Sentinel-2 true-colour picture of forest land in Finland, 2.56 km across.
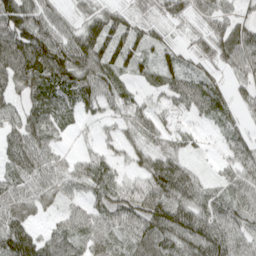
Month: April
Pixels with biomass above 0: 88%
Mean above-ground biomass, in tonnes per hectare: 57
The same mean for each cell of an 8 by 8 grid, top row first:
103 69 42 62 43 57 60 39
112 113 102 82 52 33 62 90
66 89 85 60 27 48 48 40
43 54 35 31 34 25 40 34
54 42 10 24 40 31 11 49
50 50 44 47 65 91 17 68
51 22 32 58 79 89 66 67
110 57 48 43 83 90 101 66
